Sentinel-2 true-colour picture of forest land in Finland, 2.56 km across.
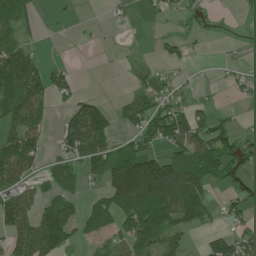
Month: June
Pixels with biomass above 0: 52%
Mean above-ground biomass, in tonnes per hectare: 56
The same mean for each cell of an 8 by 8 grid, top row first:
67 3 3 9 9 18 10 7
79 1 3 2 2 25 4 6
113 64 10 0 22 17 1 13
78 33 84 42 75 63 37 6
95 26 101 67 65 80 91 72
77 54 56 134 225 138 89 54
107 83 53 114 153 117 55 37
69 131 40 48 88 53 41 65
